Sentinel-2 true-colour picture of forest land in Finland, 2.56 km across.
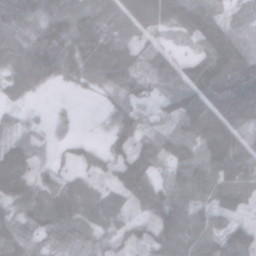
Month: November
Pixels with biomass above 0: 90%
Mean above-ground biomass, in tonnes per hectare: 76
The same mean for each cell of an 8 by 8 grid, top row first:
90 117 114 75 91 73 99 35
74 118 76 71 45 30 100 91
65 61 52 85 65 68 145 124
24 13 8 45 42 78 136 115
54 29 37 53 71 98 129 111
113 54 38 60 107 85 121 113
68 101 71 61 59 104 73 59
84 53 47 50 54 111 90 86
